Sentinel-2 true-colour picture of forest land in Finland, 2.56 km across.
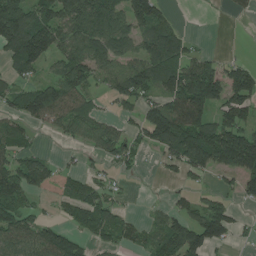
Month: July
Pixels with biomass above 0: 64%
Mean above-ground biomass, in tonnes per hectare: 86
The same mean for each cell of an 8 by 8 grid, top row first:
169 107 154 118 131 14 7 34
159 131 101 109 83 99 11 3
61 65 113 81 120 133 172 118
64 128 90 22 87 170 128 124
72 4 38 77 55 143 200 215
116 128 54 28 5 27 49 116
87 21 78 63 5 44 86 27
103 106 56 57 51 129 126 16
